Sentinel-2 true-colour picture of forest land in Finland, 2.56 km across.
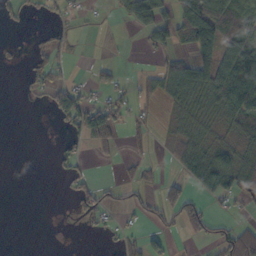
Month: October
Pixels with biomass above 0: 40%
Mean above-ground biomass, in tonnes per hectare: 33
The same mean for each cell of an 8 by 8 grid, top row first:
15 13 15 10 76 76 166 69
4 22 5 2 16 41 114 83
2 41 9 23 15 75 74 111
0 18 88 60 5 23 39 86
0 1 34 28 1 28 32 31
0 3 26 1 13 22 68 63
0 0 27 25 24 60 23 16
0 0 1 12 39 8 31 81
